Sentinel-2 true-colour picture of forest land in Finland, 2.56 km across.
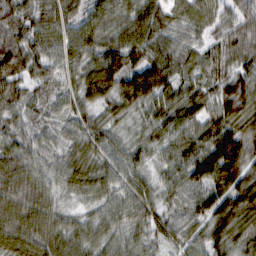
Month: February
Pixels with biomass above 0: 98%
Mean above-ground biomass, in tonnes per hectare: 76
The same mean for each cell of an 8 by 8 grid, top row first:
68 85 75 80 91 49 59 54
84 83 70 91 96 70 49 60
80 57 70 116 141 78 57 80
69 45 62 53 66 87 67 93
84 55 71 59 50 77 108 123
118 62 83 66 53 70 135 116
96 66 34 62 77 59 104 96
104 88 64 60 59 56 76 66
